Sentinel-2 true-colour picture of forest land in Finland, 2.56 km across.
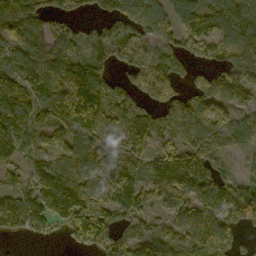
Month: October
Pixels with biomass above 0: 82%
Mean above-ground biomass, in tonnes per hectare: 103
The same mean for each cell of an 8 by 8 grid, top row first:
145 84 29 76 146 84 103 121
97 108 56 90 69 78 77 127
92 132 100 69 88 76 85 137
140 97 185 126 66 111 138 75
118 68 111 109 91 102 105 69
76 151 119 133 102 152 124 70
119 152 190 162 114 93 95 169
19 27 92 109 91 69 129 54
